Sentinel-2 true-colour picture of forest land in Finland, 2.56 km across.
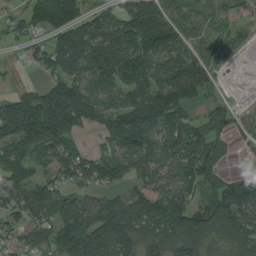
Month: August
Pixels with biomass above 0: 81%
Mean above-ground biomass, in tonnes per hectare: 100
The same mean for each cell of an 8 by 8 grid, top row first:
58 147 119 97 197 56 27 38
16 111 172 190 128 93 27 14
13 65 99 112 109 191 77 1
147 205 152 92 161 128 62 16
109 149 49 68 102 97 110 14
152 62 111 103 67 71 101 63
100 121 93 129 116 135 121 129
63 80 146 156 114 143 94 102
